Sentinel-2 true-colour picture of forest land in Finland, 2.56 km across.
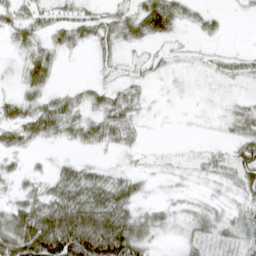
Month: March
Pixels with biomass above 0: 71%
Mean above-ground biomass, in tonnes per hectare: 30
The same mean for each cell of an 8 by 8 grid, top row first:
27 25 31 27 59 39 18 5
17 29 16 23 18 14 8 5
16 30 5 15 16 7 13 26
40 53 32 40 13 2 7 26
31 14 22 23 7 2 7 38
20 21 43 28 18 10 19 37
42 60 74 71 25 19 25 32
87 105 119 113 51 14 39 33
